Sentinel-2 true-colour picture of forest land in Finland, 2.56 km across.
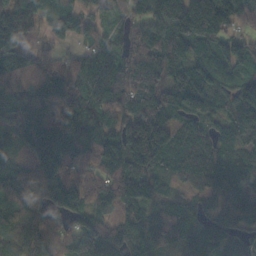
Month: October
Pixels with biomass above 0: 91%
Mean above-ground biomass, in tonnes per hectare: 100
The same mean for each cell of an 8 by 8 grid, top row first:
113 93 83 57 122 178 238 97
101 35 39 76 107 102 97 79
105 112 105 131 154 129 136 77
74 95 75 92 134 138 93 118
60 172 114 112 211 84 59 66
87 135 63 83 117 47 74 74
61 76 109 60 89 61 59 84
89 108 143 94 141 107 94 79
